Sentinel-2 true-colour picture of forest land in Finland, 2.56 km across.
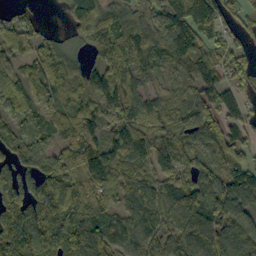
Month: October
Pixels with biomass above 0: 88%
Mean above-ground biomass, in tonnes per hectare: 98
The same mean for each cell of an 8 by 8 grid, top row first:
39 2 132 110 97 133 130 63
55 74 56 164 159 148 73 49
66 89 97 122 67 48 42 61
66 52 94 116 96 76 107 43
82 69 119 92 110 114 117 85
99 123 121 125 75 94 90 104
178 143 110 70 108 105 114 100
187 160 154 114 105 104 100 78
